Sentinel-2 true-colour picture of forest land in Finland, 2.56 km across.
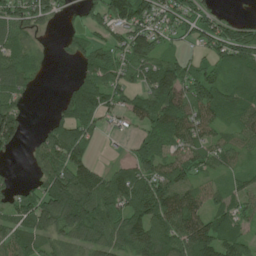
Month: June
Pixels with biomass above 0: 77%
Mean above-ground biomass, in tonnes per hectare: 76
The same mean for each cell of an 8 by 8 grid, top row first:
79 64 28 88 84 79 71 24
73 10 58 71 122 30 64 129
86 8 58 80 75 120 80 73
70 14 131 60 91 109 87 74
51 97 103 3 67 80 64 48
11 97 114 56 99 108 38 38
77 127 137 86 116 138 68 56
86 56 56 60 102 116 128 61
